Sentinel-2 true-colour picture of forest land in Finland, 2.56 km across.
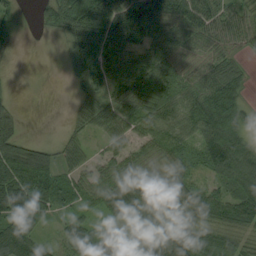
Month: August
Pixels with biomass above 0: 82%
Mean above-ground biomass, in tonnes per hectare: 64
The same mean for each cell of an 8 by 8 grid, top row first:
32 51 88 93 94 80 82 73
15 1 79 67 59 60 53 42
3 0 39 62 94 76 81 62
20 0 32 77 81 75 142 86
65 22 36 39 43 68 119 95
93 85 50 58 49 40 38 91
123 73 29 70 83 59 67 77
117 27 67 114 78 109 55 37
